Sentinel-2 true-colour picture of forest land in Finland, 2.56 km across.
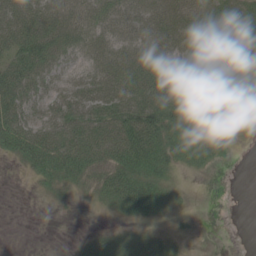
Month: June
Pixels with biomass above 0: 75%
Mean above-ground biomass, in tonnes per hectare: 47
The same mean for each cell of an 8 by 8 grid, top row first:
67 52 38 48 55 58 65 72
62 57 41 49 62 59 71 80
77 46 34 69 85 81 80 68
70 51 73 82 93 76 56 41
77 82 86 81 99 58 37 3
2 46 53 69 67 19 4 0
0 6 7 29 61 16 0 0
0 0 12 44 44 17 0 0
